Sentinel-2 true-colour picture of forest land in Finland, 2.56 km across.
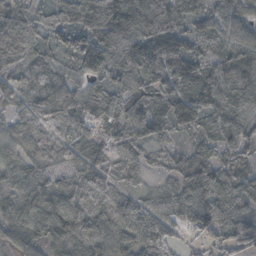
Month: October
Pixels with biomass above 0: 95%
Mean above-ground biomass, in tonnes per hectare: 79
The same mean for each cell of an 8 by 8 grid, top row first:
126 71 116 144 137 101 73 63
124 74 101 105 102 90 69 86
76 79 59 66 72 99 86 111
46 68 78 77 86 101 79 95
55 60 72 85 57 33 61 89
74 66 76 54 27 60 95 77
71 90 96 87 58 62 79 66
68 75 86 86 80 50 45 78
